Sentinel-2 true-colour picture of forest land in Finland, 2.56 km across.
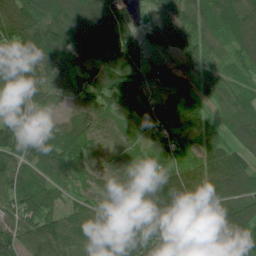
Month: June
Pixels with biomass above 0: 92%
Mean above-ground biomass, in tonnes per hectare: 99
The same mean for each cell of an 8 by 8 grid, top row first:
150 140 130 117 41 83 100 127
110 157 126 148 87 59 83 94
109 83 97 117 88 97 73 63
117 47 92 79 66 104 50 107
168 114 96 54 59 85 93 82
110 90 67 59 43 118 107 108
93 86 73 89 101 142 101 106
99 127 105 115 99 147 130 98
